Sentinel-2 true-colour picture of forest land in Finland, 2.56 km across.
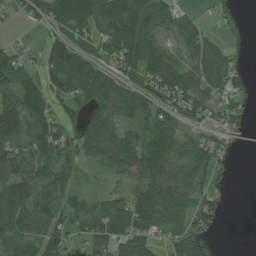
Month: July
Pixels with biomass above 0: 73%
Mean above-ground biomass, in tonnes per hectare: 58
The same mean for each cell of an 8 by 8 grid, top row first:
26 62 84 79 101 64 10 7
27 67 55 64 116 43 71 9
77 51 65 60 89 106 79 31
97 59 28 80 60 75 54 39
69 75 44 82 83 76 51 22
64 62 23 32 94 76 47 0
77 67 40 67 102 68 60 0
57 57 34 85 79 48 37 0
